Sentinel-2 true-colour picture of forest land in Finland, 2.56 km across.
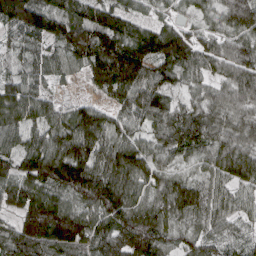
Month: April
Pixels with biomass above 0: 94%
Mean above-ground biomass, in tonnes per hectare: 96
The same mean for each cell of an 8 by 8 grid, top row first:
162 122 91 103 45 34 47 114
53 61 131 147 111 138 86 91
71 62 18 181 112 61 69 114
116 79 78 63 99 82 89 77
83 110 136 89 74 100 82 107
106 143 166 126 101 49 61 96
81 159 102 141 82 83 86 47
123 150 131 137 154 48 61 44
